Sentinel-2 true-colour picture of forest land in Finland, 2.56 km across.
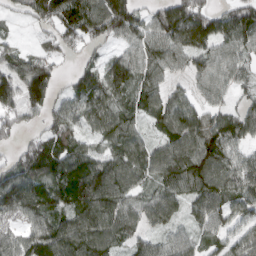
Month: March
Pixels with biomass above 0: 86%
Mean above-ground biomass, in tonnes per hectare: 83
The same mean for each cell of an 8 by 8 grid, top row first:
28 99 128 140 57 157 116 112
37 39 48 34 85 89 88 83
118 129 67 88 82 32 78 53
76 82 79 93 59 97 63 70
49 97 73 73 57 105 118 68
110 111 127 103 64 115 122 55
99 82 97 97 73 51 103 76
79 115 99 77 57 65 55 63
